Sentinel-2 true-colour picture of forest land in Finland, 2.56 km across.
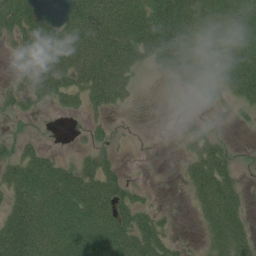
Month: June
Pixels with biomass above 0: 63%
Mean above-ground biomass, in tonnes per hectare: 50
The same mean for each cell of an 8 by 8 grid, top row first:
85 17 78 84 85 115 72 69
39 76 76 79 77 113 74 82
29 69 51 81 6 35 68 70
24 9 20 23 1 3 8 10
22 5 5 18 0 6 47 2
60 86 64 44 1 3 72 18
54 90 110 71 30 3 53 37
106 79 114 85 68 16 26 48
